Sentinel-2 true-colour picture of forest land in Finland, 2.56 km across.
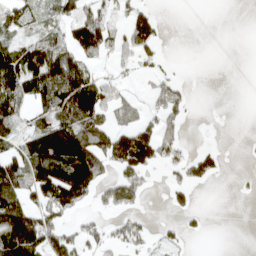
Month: April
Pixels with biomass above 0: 46%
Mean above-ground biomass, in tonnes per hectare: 58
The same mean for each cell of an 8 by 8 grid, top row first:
66 26 65 38 64 0 0 0
56 88 79 54 65 0 0 0
114 140 146 36 18 32 0 0
61 77 161 49 30 54 0 0
50 134 122 113 112 64 7 1
102 178 221 47 59 35 62 8
127 103 52 54 18 32 7 0
200 115 65 43 44 29 6 0
